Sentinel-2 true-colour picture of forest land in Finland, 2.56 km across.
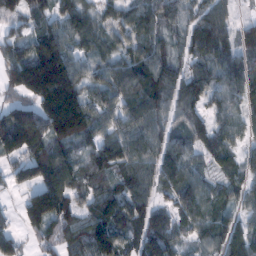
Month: February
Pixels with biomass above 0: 89%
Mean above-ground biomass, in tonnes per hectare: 98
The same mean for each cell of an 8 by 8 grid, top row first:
90 94 96 42 87 65 84 22
86 158 66 55 79 46 101 98
160 296 98 95 126 87 86 105
116 177 176 80 126 68 57 63
165 143 76 103 122 75 88 53
61 152 94 84 100 101 56 71
28 184 87 107 103 76 96 59
67 86 108 145 129 74 75 110
